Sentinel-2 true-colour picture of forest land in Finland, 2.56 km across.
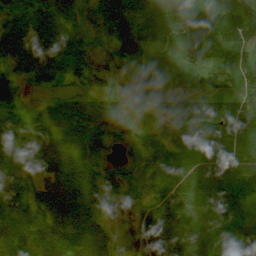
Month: August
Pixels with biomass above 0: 90%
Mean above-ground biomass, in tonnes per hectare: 48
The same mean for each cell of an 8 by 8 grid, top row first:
44 65 42 87 56 34 75 76
71 80 62 55 40 19 49 37
36 33 39 24 20 10 20 34
36 39 55 47 11 31 48 57
31 49 57 34 39 48 63 81
41 58 83 34 23 40 60 39
66 74 79 13 47 63 27 17
82 89 81 32 44 63 31 40
